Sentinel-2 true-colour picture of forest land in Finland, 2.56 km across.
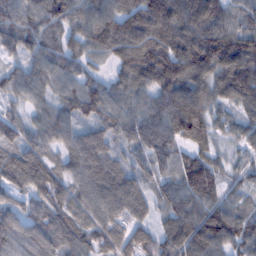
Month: February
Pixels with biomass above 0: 96%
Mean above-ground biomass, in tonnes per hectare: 92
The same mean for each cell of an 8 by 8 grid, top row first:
89 105 85 102 140 128 126 70
84 84 64 82 81 99 146 131
76 79 76 57 80 149 95 149
41 67 96 80 79 119 74 63
93 71 90 65 85 81 58 41
124 114 91 102 68 89 158 47
68 97 87 101 65 89 109 58
73 103 104 108 107 111 132 97
